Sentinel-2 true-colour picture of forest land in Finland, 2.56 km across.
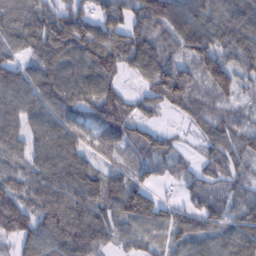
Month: February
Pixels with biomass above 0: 91%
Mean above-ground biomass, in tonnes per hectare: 91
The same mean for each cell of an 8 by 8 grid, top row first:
95 116 107 90 120 129 100 113
79 124 124 139 126 80 132 130
94 119 106 94 78 150 122 88
79 88 88 130 49 45 70 53
69 95 82 87 88 42 68 84
69 99 112 73 57 53 67 61
96 107 101 95 119 60 85 69
55 57 122 59 59 72 90 110
